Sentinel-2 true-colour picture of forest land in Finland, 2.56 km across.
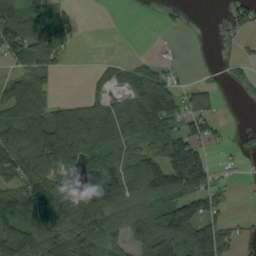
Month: August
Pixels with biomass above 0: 63%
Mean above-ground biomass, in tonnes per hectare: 82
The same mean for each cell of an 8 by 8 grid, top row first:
109 100 10 0 1 5 2 84
111 102 6 0 0 10 2 25
78 57 1 45 91 43 18 34
105 105 78 88 145 99 70 1
121 166 134 87 74 138 60 18
94 118 90 117 140 180 92 12
122 173 139 113 115 171 102 3
175 143 125 73 119 193 196 46
